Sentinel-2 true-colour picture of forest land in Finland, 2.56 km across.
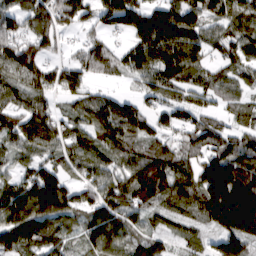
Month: March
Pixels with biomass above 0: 87%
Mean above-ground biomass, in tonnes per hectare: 97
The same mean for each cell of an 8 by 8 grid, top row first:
85 96 83 136 142 153 101 115
99 51 37 47 135 135 71 91
104 86 88 37 78 116 68 65
83 73 75 134 65 69 51 60
80 96 101 118 88 64 86 79
61 88 63 84 158 131 151 187
159 160 75 106 72 82 162 275
118 100 63 117 65 45 27 91
